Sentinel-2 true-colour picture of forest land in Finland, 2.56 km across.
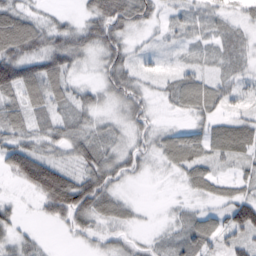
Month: February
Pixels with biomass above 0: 81%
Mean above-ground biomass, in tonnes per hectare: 36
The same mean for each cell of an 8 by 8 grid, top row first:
62 16 20 86 40 20 31 20
77 52 51 54 10 14 20 22
61 57 14 50 22 29 30 22
49 35 31 15 33 16 40 18
49 31 41 25 24 53 45 60
52 111 53 50 13 15 43 23
16 57 89 48 6 9 18 73
32 5 18 23 9 30 51 43
